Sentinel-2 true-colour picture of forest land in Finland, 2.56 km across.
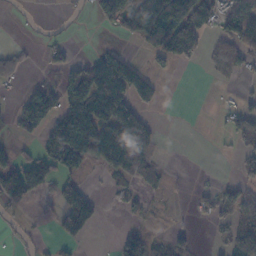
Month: November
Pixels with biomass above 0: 42%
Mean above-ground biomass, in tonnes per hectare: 45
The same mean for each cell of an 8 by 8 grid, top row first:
1 12 19 70 135 140 85 71
13 25 4 26 33 94 32 59
38 20 81 148 67 5 4 13
40 93 121 125 35 7 4 47
23 53 105 112 66 1 4 27
108 60 32 28 32 2 3 36
20 3 111 4 18 2 29 65
8 9 27 8 66 37 4 87
